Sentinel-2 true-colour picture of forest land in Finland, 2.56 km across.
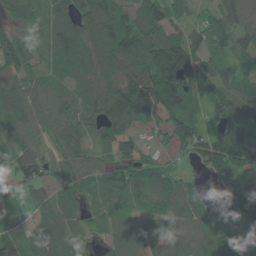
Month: June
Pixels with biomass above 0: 88%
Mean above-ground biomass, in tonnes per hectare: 94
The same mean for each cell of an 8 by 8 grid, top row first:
53 73 103 123 115 96 61 88
94 69 116 144 145 155 107 71
84 71 65 126 170 165 120 93
121 90 89 123 119 145 78 107
85 51 62 84 45 86 124 149
51 52 74 91 107 72 53 79
86 91 56 68 66 94 44 115
76 145 68 60 75 95 94 107
